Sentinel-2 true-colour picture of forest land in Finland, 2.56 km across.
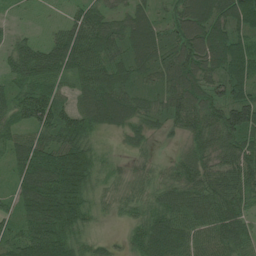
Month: July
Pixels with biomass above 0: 93%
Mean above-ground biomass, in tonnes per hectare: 72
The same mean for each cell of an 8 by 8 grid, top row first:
15 16 61 54 61 63 105 110
44 62 98 78 93 80 110 95
59 81 69 92 46 88 74 95
85 118 78 99 68 74 73 115
64 84 85 13 28 18 67 85
49 120 112 32 33 56 74 88
44 116 79 29 50 91 95 70
65 117 55 17 81 86 73 81
